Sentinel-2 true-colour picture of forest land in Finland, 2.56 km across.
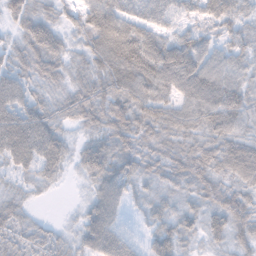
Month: November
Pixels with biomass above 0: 93%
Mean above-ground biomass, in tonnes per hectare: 55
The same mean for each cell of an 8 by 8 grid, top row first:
52 43 48 93 66 43 52 45
38 83 36 107 101 77 42 48
59 49 41 77 92 87 79 52
76 54 60 64 62 60 71 66
107 86 30 58 43 40 51 58
34 38 26 74 39 41 53 51
44 2 18 72 21 28 38 60
46 43 46 86 27 54 28 40
